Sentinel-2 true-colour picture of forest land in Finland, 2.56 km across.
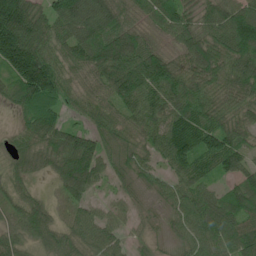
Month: June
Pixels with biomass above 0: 93%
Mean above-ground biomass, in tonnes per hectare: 86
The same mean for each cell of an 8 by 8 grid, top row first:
195 95 140 104 61 100 74 113
206 81 105 118 98 66 111 121
120 144 58 104 121 103 96 94
42 100 48 68 89 99 96 69
39 84 105 69 69 141 118 86
46 32 120 60 54 79 71 80
54 45 59 41 19 70 101 101
59 67 79 75 29 40 101 101
